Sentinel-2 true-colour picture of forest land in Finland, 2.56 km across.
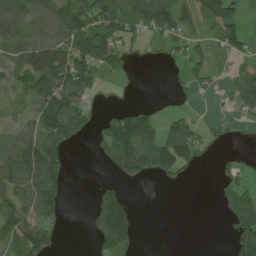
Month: June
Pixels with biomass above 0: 54%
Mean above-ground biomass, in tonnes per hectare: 64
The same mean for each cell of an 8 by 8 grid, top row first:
95 82 127 109 99 100 94 40
75 127 150 91 14 42 47 38
54 172 128 13 3 17 36 52
24 117 78 37 48 30 2 30
78 130 20 110 89 127 34 7
120 148 0 23 50 51 1 51
101 132 1 127 1 0 0 102
102 95 1 126 5 0 0 92
